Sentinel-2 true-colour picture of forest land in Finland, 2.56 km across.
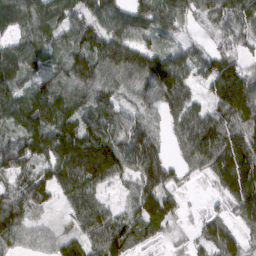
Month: March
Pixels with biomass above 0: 88%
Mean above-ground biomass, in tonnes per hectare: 89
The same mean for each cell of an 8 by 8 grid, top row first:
112 107 71 97 100 85 65 95
79 71 89 125 80 63 51 60
99 87 105 77 90 134 91 143
115 138 91 92 68 86 62 116
92 125 164 127 133 43 144 108
88 79 168 93 114 37 51 154
104 44 88 42 107 44 18 81
70 38 73 117 56 17 89 65
